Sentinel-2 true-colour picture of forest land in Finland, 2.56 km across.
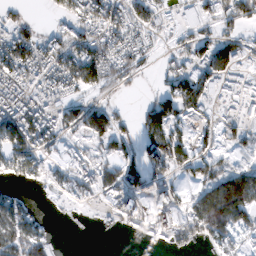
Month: February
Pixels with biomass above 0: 65%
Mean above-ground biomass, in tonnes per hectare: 63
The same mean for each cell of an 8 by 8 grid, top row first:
29 16 86 82 65 34 41 71
113 89 95 80 44 41 74 49
101 89 95 55 10 80 72 51
117 88 66 53 56 86 36 39
92 64 35 61 73 91 36 47
47 48 76 62 90 48 60 106
65 5 18 67 68 90 148 115
92 39 0 2 32 67 59 53
